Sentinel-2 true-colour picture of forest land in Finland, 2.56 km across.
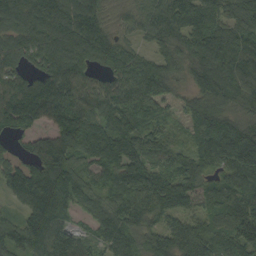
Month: September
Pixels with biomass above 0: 92%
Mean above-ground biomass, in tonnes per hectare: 118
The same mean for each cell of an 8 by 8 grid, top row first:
115 147 139 68 95 139 152 143
107 125 139 119 43 114 168 157
93 116 102 87 164 75 144 140
159 128 142 121 135 30 154 89
30 98 150 180 103 49 154 194
110 122 72 113 169 125 81 145
40 186 62 115 150 120 78 126
55 152 86 105 95 153 159 119
